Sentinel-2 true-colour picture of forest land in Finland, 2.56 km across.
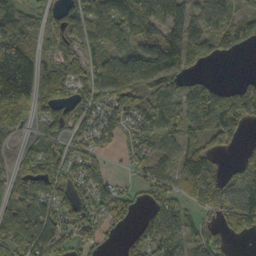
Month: October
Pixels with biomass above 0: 78%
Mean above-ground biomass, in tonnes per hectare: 87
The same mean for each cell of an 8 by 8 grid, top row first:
71 61 105 122 105 70 106 63
120 51 94 60 71 110 58 42
234 102 75 148 103 97 41 30
94 72 87 108 133 136 164 119
45 71 73 53 79 69 65 45
82 123 82 39 48 72 94 140
115 81 86 73 35 75 78 144
128 165 65 8 68 106 83 37
